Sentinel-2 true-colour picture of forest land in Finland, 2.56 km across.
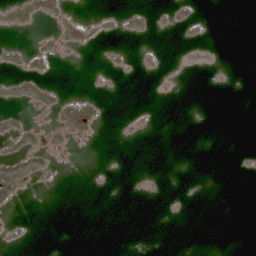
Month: April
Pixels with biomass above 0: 12%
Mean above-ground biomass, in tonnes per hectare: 2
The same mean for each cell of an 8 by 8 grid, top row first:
5 10 4 3 5 11 1 0
6 11 8 5 5 1 3 0
6 5 0 2 1 3 1 0
2 6 14 0 3 0 0 0
4 5 3 0 0 0 0 0
7 3 0 0 1 0 0 1
5 0 0 0 0 1 0 0
5 0 0 0 0 0 0 0
